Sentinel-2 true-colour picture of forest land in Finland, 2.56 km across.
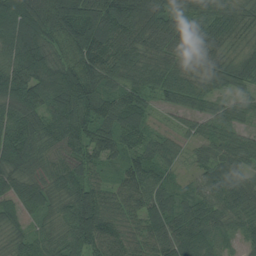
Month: August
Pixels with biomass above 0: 97%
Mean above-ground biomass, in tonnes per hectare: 73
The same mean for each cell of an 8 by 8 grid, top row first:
90 97 152 110 112 96 79 58
96 81 120 99 64 60 70 38
138 110 120 57 62 71 51 60
94 73 100 71 64 40 45 42
117 65 79 70 62 57 46 55
65 56 62 33 85 28 63 61
41 42 94 65 73 64 69 70
38 49 91 87 66 84 61 45
